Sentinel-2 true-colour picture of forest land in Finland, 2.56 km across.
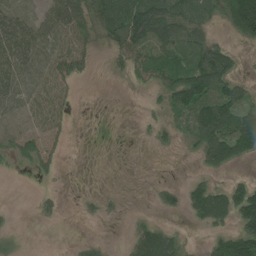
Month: July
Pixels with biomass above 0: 56%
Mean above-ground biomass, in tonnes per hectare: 48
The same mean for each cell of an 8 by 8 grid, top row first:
77 67 72 115 128 104 59 159
127 67 34 45 68 72 74 20
92 42 27 6 32 91 128 55
40 21 2 0 10 51 97 102
39 32 0 0 3 21 108 117
4 13 0 0 1 1 31 17
3 12 7 7 2 27 126 124
8 0 9 3 86 52 27 139
